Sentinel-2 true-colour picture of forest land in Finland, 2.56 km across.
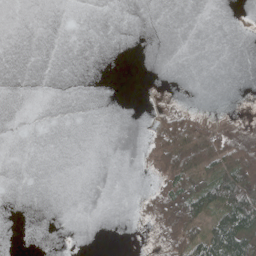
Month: May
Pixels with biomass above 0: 21%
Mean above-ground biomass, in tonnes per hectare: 19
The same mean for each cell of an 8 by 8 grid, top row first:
0 0 0 0 0 0 0 1
0 0 0 0 0 0 0 0
0 0 0 0 1 0 0 0
0 0 0 0 1 33 7 3
0 0 0 0 12 105 86 65
0 0 0 0 3 81 58 120
0 0 0 0 15 109 74 149
0 0 0 0 2 66 91 130
